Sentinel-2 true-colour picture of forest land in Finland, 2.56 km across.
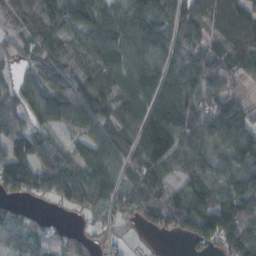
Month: October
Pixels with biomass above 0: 86%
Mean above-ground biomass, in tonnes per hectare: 86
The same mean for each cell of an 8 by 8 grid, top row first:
70 129 138 100 144 101 98 97
35 81 72 122 115 90 58 90
46 67 70 108 124 101 90 28
53 103 116 88 121 132 101 77
97 82 45 79 141 139 94 119
136 117 79 81 88 57 96 74
48 15 52 47 62 99 104 125
47 52 42 19 7 20 97 146
